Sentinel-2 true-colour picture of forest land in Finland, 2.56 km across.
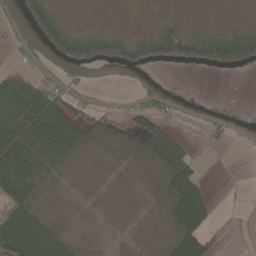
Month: May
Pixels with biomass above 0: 48%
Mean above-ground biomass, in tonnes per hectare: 34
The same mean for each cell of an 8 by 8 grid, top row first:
15 64 1 1 1 6 1 1
9 44 72 69 52 85 67 98
56 24 11 5 7 6 1 2
93 117 36 6 42 13 17 8
106 100 48 9 29 36 7 3
105 40 3 6 3 56 6 1
97 9 5 2 4 63 54 2
143 110 13 3 4 46 28 3
